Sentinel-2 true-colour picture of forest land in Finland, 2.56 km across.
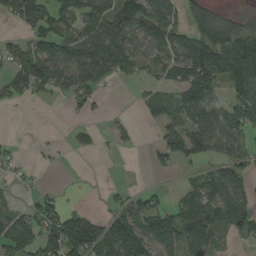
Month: August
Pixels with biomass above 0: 57%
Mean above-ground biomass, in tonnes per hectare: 60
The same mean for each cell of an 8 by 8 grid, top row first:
73 91 81 99 95 65 89 18
48 92 83 103 70 88 155 109
58 94 74 28 24 51 126 100
3 0 20 4 25 55 108 83
7 5 26 11 6 80 101 40
20 2 2 0 1 14 53 66
33 67 31 32 69 56 96 78
108 90 203 103 80 74 65 27
